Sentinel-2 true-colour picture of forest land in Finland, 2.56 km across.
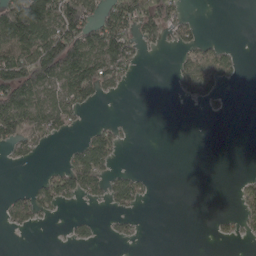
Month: May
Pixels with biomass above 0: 36%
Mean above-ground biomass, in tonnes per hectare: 45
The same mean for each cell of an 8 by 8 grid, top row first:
203 166 155 92 84 47 0 0
136 150 151 129 27 27 44 8
170 126 140 65 1 27 65 11
141 88 32 0 0 0 5 0
49 15 34 60 0 0 0 0
0 34 104 47 17 0 0 10
48 35 5 22 9 0 0 31
0 0 19 12 4 0 3 18
